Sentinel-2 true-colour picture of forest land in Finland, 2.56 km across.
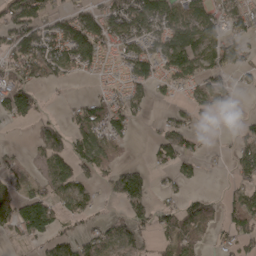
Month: April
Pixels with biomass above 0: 58%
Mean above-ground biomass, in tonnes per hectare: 64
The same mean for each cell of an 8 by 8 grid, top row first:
113 77 82 96 153 131 110 105
106 120 113 57 84 174 127 84
81 62 17 20 87 89 80 17
92 13 50 65 27 37 58 14
9 90 71 52 7 82 11 43
30 50 55 70 53 52 7 48
79 91 54 10 76 42 44 65
23 51 50 49 34 58 24 52
